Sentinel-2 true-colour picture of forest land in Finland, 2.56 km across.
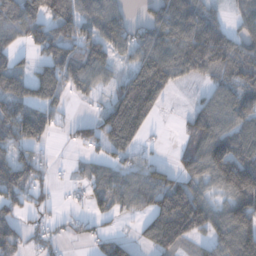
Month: December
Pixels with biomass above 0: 71%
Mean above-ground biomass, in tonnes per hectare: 83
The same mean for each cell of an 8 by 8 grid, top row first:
121 114 115 108 35 160 93 63
58 101 103 80 93 128 148 87
103 128 87 46 99 58 49 105
109 81 3 99 123 5 94 105
95 40 44 83 29 21 136 96
112 35 22 69 72 72 88 192
64 27 14 58 61 187 104 120
70 40 24 53 49 138 66 142
